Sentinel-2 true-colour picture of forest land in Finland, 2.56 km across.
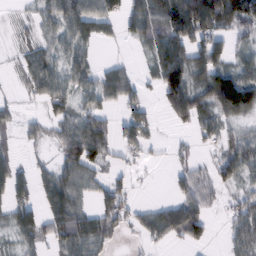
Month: February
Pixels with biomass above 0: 65%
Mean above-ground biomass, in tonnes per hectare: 53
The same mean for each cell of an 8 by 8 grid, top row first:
9 47 90 48 97 157 130 106
16 38 42 4 31 106 96 26
13 73 52 56 20 110 82 97
23 29 62 25 50 62 56 86
19 28 134 51 43 11 22 55
68 39 61 30 5 31 35 53
73 69 53 65 22 62 36 45
36 57 85 32 25 34 29 59
